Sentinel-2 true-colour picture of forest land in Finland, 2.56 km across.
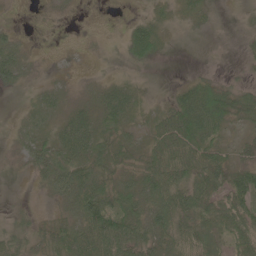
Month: June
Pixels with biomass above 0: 72%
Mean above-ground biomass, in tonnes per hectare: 34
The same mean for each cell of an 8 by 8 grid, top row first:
3 6 3 3 23 23 10 6
35 2 4 8 51 4 1 5
31 16 11 19 11 7 26 13
6 24 34 46 22 60 81 49
22 36 54 39 30 71 46 21
4 47 63 43 55 63 58 46
10 9 69 61 57 68 51 63
32 36 61 102 59 53 33 44
